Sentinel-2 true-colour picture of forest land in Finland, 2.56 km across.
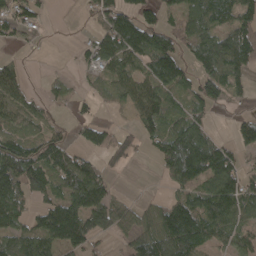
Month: April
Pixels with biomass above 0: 68%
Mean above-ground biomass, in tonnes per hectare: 70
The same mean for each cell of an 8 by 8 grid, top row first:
71 12 6 103 71 45 92 90
15 2 18 105 112 80 104 122
69 15 15 58 70 89 89 52
64 29 20 13 65 54 45 15
86 83 37 63 30 124 97 58
142 94 121 29 0 101 103 76
87 80 125 104 42 113 112 90
93 88 110 22 108 145 67 58
